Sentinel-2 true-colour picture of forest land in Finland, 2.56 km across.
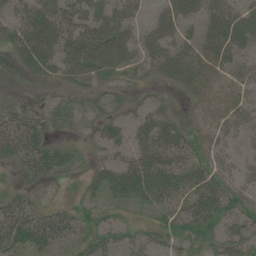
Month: July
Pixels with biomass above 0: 73%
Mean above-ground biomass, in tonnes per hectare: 31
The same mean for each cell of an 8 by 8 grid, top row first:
32 53 44 44 18 46 32 37
34 45 56 59 35 43 39 31
19 18 36 27 12 35 36 27
22 23 18 20 21 12 30 34
41 27 12 28 39 46 30 17
13 31 13 34 56 42 40 27
34 21 19 17 15 35 44 25
39 49 29 31 35 27 23 29
